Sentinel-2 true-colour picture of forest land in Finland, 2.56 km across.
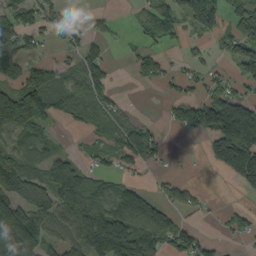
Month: September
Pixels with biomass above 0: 58%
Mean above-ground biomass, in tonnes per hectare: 73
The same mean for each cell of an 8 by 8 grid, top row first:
82 71 24 14 39 76 142 99
117 15 64 13 36 17 25 103
89 100 75 40 36 26 57 63
179 90 64 60 3 58 155 166
75 39 10 63 98 0 52 202
128 101 100 46 16 11 1 123
104 103 143 117 74 45 12 23
141 79 113 193 122 91 16 20
